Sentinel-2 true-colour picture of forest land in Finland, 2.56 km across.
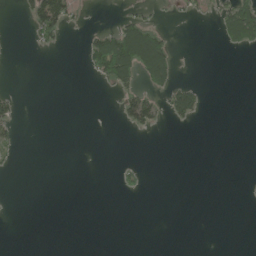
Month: June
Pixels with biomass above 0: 13%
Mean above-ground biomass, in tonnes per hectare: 17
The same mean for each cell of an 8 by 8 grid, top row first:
5 121 12 4 27 9 9 107
0 14 9 120 165 19 0 41
0 0 1 67 52 35 1 0
25 0 0 3 94 67 8 0
19 0 0 0 0 0 0 0
2 0 0 3 17 0 0 0
0 0 0 0 0 0 0 0
0 0 0 0 0 0 0 0
